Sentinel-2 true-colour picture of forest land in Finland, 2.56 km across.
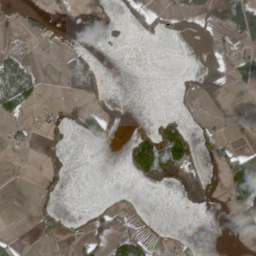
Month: May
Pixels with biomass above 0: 26%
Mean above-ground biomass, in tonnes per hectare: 26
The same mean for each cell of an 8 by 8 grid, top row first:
6 23 5 8 27 16 42 117
20 6 8 5 0 0 18 24
119 3 94 1 0 5 44 34
44 7 20 19 0 9 6 7
15 2 2 13 124 197 10 8
0 2 0 0 96 74 26 123
0 8 3 23 4 2 9 44
16 13 21 49 50 10 0 4
